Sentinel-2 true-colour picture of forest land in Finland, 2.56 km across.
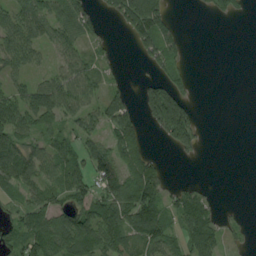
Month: August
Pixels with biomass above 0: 58%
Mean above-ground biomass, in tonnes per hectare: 51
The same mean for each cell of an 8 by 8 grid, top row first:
67 82 93 33 129 15 11 12
92 37 49 13 45 39 0 0
41 47 82 19 23 42 0 0
88 97 74 67 62 195 0 0
89 51 49 57 31 77 5 0
88 54 60 82 83 3 2 0
37 67 66 78 106 49 40 5
52 94 88 70 76 43 72 14
